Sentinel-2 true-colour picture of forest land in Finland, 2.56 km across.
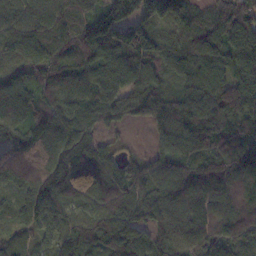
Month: November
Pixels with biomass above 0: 95%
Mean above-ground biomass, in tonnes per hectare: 107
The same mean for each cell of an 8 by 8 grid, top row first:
83 105 99 133 124 122 75 137
97 106 122 123 151 76 119 135
113 83 87 100 100 70 105 116
111 89 95 96 68 122 145 133
111 125 112 37 12 99 104 160
112 136 115 104 111 111 118 155
73 140 97 125 144 94 95 134
57 69 142 166 98 96 95 85
